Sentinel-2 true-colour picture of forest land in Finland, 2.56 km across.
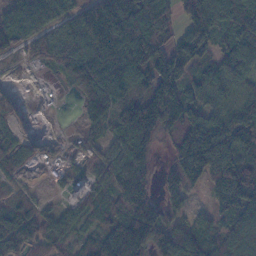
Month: November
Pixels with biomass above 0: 83%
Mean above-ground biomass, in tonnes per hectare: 112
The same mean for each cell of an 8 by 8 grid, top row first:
84 86 115 185 182 76 183 132
74 93 131 197 184 115 94 150
10 11 144 145 130 157 119 115
35 9 42 97 192 198 92 101
69 14 51 86 171 110 240 167
31 18 55 124 150 140 165 184
68 44 75 99 181 68 41 127
113 73 54 177 192 172 98 112
